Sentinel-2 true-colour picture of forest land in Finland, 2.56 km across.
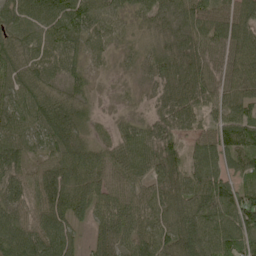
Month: June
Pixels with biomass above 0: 97%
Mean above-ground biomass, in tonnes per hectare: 70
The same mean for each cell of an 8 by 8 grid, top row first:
62 81 81 47 40 62 81 82
56 52 51 29 27 51 82 68
60 45 38 10 22 82 80 71
67 73 74 14 39 92 68 78
73 55 76 60 87 55 67 97
70 76 84 97 72 86 102 48
70 84 91 121 85 72 105 108
105 86 28 94 87 84 114 93
